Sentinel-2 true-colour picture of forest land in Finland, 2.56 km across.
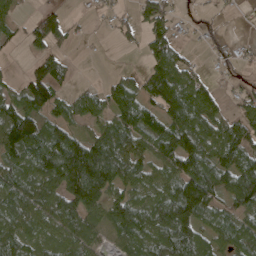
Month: April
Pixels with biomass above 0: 73%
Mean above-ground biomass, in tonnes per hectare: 80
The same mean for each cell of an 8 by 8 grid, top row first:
30 66 8 22 57 32 14 6
13 70 4 5 45 54 14 18
24 121 6 30 81 109 28 19
119 82 64 82 88 115 83 50
145 138 117 145 75 135 97 105
104 118 233 149 75 107 125 147
110 109 125 86 90 159 100 76
98 74 98 40 93 149 74 84
